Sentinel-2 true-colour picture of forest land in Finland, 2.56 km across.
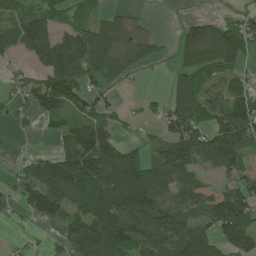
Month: June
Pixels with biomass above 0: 68%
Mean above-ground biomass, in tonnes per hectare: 76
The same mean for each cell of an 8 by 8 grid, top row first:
59 59 29 27 13 2 20 31
67 122 119 86 60 29 99 76
19 85 69 52 4 49 45 33
19 72 44 42 15 94 82 83
2 2 161 113 53 137 89 93
43 151 148 162 167 113 30 55
29 152 89 130 164 107 159 141
8 13 124 114 97 119 68 119
